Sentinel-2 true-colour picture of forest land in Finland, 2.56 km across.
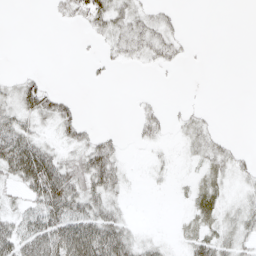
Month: April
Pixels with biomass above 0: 43%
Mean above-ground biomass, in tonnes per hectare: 17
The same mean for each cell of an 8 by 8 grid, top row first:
0 3 18 32 18 7 0 0
0 0 1 13 20 15 1 0
15 7 0 4 0 1 0 0
31 31 12 0 10 6 7 0
56 17 20 17 7 4 23 4
39 72 49 35 2 3 17 9
16 49 37 21 0 1 24 18
44 52 75 60 14 6 31 23
